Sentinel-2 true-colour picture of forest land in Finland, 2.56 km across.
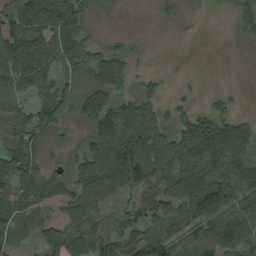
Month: September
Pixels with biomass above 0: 76%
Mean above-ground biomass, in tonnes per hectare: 70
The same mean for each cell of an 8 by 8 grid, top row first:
60 127 68 7 0 14 3 54
96 93 95 42 7 0 0 4
68 45 62 118 30 3 0 0
58 73 65 129 105 47 58 26
76 48 42 142 140 122 172 125
97 80 84 115 96 86 108 124
85 61 84 34 78 87 113 90
48 86 112 71 79 65 86 94
